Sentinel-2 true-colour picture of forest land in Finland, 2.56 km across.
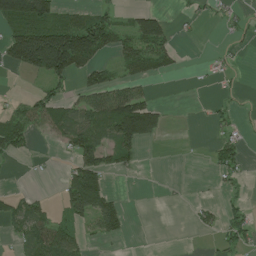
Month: June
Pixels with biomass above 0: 39%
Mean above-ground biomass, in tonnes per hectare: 48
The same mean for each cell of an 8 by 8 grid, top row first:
169 117 59 41 77 13 13 21
137 258 195 66 109 34 3 12
2 69 34 56 52 5 9 7
34 70 81 137 137 0 8 10
70 9 94 80 49 0 10 32
1 3 116 25 2 0 5 19
55 33 80 65 0 2 27 26
26 81 39 20 0 0 4 39
